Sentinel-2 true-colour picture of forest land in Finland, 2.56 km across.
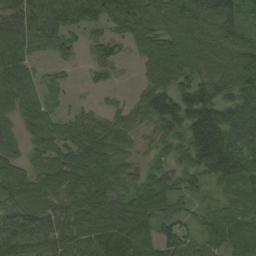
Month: August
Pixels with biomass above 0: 90%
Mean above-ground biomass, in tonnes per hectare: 81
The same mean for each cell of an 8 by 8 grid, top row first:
80 83 69 109 126 96 132 122
84 43 35 54 67 86 112 111
92 28 9 22 41 94 109 124
54 45 29 31 73 148 159 127
42 57 85 77 24 64 186 107
69 75 98 79 48 67 81 109
76 68 88 88 87 48 52 65
98 92 76 109 119 108 64 79
